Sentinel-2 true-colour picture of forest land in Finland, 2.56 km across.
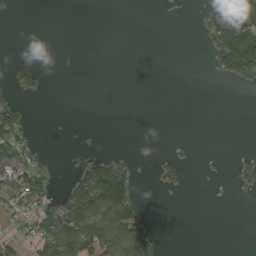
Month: August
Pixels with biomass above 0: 23%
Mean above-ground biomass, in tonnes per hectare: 30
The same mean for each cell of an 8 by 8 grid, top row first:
0 0 0 0 0 2 34 156
0 0 0 0 0 0 28 161
44 11 0 0 0 0 3 48
58 0 0 0 0 0 0 0
72 0 1 0 0 7 0 0
90 35 43 115 1 37 9 38
56 75 104 148 19 0 0 0
40 93 127 132 125 0 0 0
